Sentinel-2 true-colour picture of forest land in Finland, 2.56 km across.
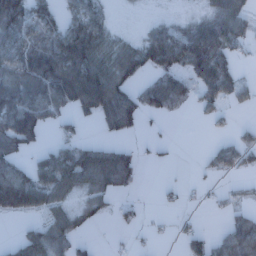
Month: January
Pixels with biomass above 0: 56%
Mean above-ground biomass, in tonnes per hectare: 55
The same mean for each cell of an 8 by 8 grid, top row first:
99 54 74 16 5 12 39 57
83 84 131 73 62 66 101 38
80 125 151 114 43 58 86 36
128 79 61 143 71 28 31 11
102 21 56 30 9 4 9 43
80 93 94 102 11 2 14 22
108 61 40 22 11 12 11 22
34 100 28 5 9 17 47 87
